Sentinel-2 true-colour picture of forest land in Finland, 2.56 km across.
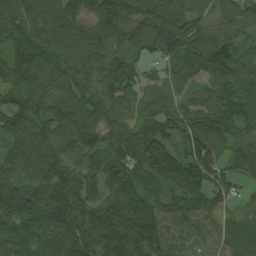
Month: August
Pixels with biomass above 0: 96%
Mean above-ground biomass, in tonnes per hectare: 111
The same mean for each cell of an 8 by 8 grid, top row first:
108 121 105 137 103 108 65 86
87 101 119 100 97 133 153 87
80 83 98 121 44 75 90 122
124 93 117 79 51 82 128 110
97 115 140 105 134 83 114 68
94 165 133 143 129 170 118 57
173 219 172 156 147 92 68 34
156 147 182 170 168 49 30 78
